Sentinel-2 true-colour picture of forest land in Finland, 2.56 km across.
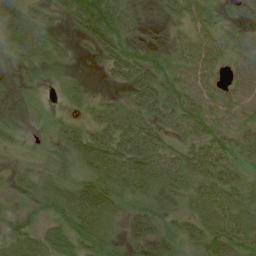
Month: July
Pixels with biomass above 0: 77%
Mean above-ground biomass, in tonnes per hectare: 37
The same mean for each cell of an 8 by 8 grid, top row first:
38 20 49 64 11 22 25 18
22 25 7 56 22 25 36 27
9 6 7 24 57 50 40 39
3 6 10 39 44 59 47 46
13 13 49 63 68 33 52 41
17 29 37 60 66 60 55 35
16 40 77 50 48 30 49 52
48 60 54 37 36 43 52 55
